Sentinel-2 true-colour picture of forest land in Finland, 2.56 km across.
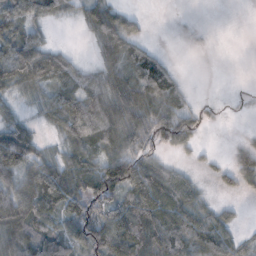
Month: November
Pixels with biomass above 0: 71%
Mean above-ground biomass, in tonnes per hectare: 50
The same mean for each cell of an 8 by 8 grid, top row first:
60 38 22 62 13 1 0 0
74 46 3 54 43 0 2 0
73 67 22 53 89 41 0 0
19 25 113 78 69 77 13 1
104 15 83 70 54 66 5 20
67 100 78 106 104 59 9 55
86 75 65 66 106 83 34 11
63 37 51 100 90 89 75 33
